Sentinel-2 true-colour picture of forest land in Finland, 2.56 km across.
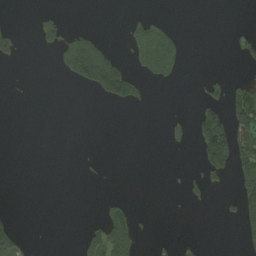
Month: August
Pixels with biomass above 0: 16%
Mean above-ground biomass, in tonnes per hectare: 23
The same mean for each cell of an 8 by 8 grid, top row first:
0 13 0 0 15 0 0 0
30 19 90 15 75 65 0 22
0 0 65 139 40 22 17 20
0 0 0 1 2 1 63 115
0 0 0 0 0 8 120 102
0 0 3 0 0 2 39 79
0 0 0 30 0 1 5 59
46 0 19 98 7 11 2 24
